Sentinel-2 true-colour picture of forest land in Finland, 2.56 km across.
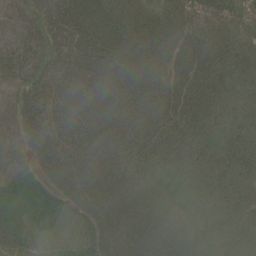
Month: June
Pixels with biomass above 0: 93%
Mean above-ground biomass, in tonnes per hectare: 46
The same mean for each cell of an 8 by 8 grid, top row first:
13 43 72 74 52 51 50 34
24 39 57 77 57 51 78 48
21 44 61 66 59 48 53 37
14 46 72 66 43 62 57 29
10 49 66 59 46 60 42 45
29 39 74 63 28 21 36 44
47 53 46 71 39 16 23 34
34 18 35 70 68 35 23 25
